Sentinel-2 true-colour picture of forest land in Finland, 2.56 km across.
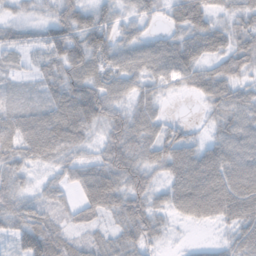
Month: November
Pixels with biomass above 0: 87%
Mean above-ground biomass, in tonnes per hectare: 56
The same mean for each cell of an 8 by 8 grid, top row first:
24 31 65 45 43 46 58 44
32 66 89 76 62 78 77 69
15 47 70 60 50 46 69 53
41 69 111 59 54 2 28 68
54 93 50 62 69 62 42 73
42 19 49 77 58 67 99 88
61 39 41 55 64 52 86 92
53 98 29 35 58 5 8 53
